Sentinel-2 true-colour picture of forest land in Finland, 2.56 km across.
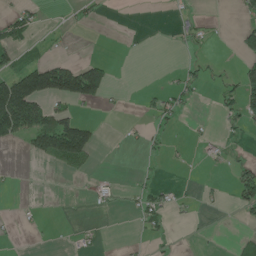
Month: June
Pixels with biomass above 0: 22%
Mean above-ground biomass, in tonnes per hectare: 27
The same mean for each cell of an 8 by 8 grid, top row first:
37 3 15 1 0 5 4 16
45 11 0 0 1 5 8 42
115 159 190 29 0 15 18 45
196 71 19 3 14 26 1 55
28 122 160 1 13 5 11 6
3 0 9 5 6 1 3 46
3 1 0 13 38 15 6 26
4 1 8 0 8 7 3 20
